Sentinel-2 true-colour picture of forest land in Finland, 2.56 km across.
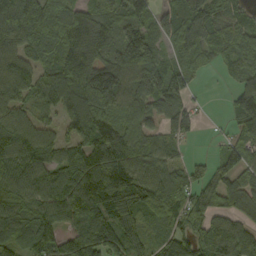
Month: September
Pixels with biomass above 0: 86%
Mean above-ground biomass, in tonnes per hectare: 103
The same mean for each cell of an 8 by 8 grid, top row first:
201 134 63 65 44 85 101 65
112 100 148 101 142 55 63 90
130 95 164 160 138 109 7 68
88 76 158 115 86 116 8 121
115 104 114 169 97 54 8 106
107 102 151 141 104 86 69 101
91 101 135 140 115 97 93 83
78 122 159 138 71 110 107 115
